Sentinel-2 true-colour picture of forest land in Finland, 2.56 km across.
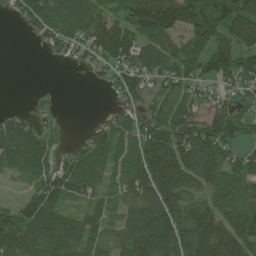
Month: July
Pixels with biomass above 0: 79%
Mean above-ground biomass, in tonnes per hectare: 95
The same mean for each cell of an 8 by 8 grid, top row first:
36 117 88 100 167 157 150 161
0 34 83 166 101 83 138 113
0 0 1 59 74 100 80 97
25 23 0 30 56 85 64 58
117 56 46 93 136 161 162 69
36 76 123 48 147 186 125 79
68 123 57 58 160 146 115 104
136 106 117 68 190 168 207 158
